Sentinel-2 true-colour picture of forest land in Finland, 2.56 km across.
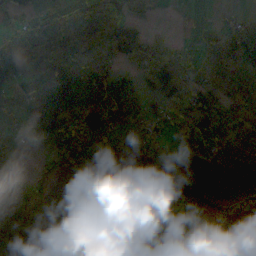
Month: October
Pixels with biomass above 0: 63%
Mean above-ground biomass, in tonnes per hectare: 76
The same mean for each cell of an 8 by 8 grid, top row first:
55 65 90 131 37 9 11 27
107 108 74 95 100 47 62 96
91 166 168 95 75 80 69 77
35 141 140 140 72 122 130 102
21 72 127 67 65 52 180 90
24 37 45 0 1 33 10 88
77 33 19 56 30 24 51 111
94 56 179 75 80 64 77 123
